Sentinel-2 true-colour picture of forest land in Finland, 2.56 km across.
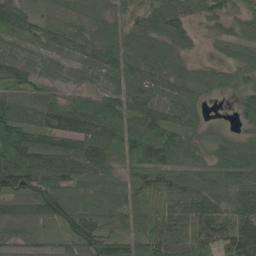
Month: May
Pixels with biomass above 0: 92%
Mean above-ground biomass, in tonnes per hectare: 77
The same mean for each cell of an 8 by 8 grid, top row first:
87 45 43 46 52 74 51 41
55 53 57 103 87 58 12 37
107 69 45 75 85 65 53 58
90 98 109 112 108 74 15 55
159 73 94 104 141 84 33 48
165 118 97 60 107 73 49 64
76 108 87 69 65 107 83 98
60 25 95 86 79 107 89 124
